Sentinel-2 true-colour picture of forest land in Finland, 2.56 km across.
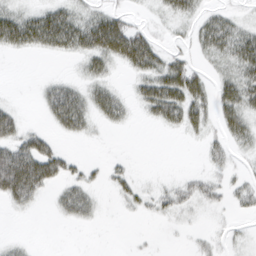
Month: March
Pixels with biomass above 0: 46%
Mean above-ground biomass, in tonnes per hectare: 22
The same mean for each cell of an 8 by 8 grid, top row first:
34 40 24 33 4 21 18 10
30 30 38 67 61 10 26 43
0 9 14 14 32 58 24 37
22 25 48 36 14 43 26 41
43 27 3 1 0 0 14 17
99 54 17 14 3 5 15 8
17 4 32 2 12 21 9 11
5 0 0 0 2 1 10 5
